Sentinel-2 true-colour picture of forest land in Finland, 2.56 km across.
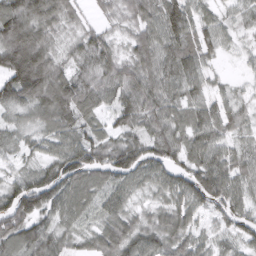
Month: March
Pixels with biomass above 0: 93%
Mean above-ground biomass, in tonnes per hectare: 78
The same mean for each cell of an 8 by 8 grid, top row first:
125 99 39 39 76 108 52 37
165 87 66 62 86 98 66 31
153 141 91 78 77 85 57 21
55 112 101 57 79 69 81 61
49 63 100 76 80 88 91 45
51 80 103 88 71 78 109 72
106 80 80 72 36 80 63 74
89 78 48 98 86 75 47 53
